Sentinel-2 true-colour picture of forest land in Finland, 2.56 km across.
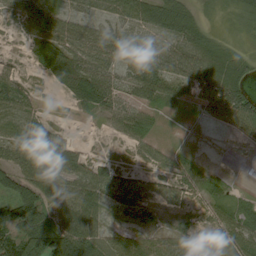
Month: August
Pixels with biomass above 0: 73%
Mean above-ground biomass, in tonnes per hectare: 43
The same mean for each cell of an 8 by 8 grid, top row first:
30 53 33 34 63 66 7 20
3 67 65 61 47 45 51 12
35 28 93 49 78 49 75 57
66 6 18 41 31 3 28 83
44 60 16 7 28 6 0 8
57 72 55 39 27 49 22 1
71 52 84 27 28 28 34 35
79 95 93 39 47 39 47 67
